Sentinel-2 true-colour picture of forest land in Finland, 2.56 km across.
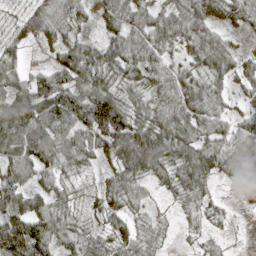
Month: April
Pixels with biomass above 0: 89%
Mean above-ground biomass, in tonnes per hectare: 51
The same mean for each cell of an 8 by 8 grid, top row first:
19 68 38 47 55 69 56 40
26 30 67 51 54 33 69 21
52 71 69 39 40 56 52 33
86 89 92 124 40 63 55 22
69 81 64 76 87 62 50 57
68 43 25 44 42 42 45 52
59 47 20 43 28 17 27 10
107 86 49 43 40 7 20 2
